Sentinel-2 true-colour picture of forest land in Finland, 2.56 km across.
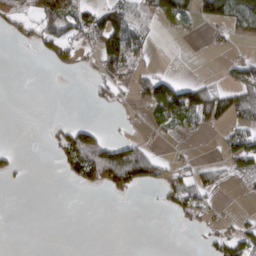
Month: March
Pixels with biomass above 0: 33%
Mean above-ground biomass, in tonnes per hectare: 40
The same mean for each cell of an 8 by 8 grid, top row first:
67 141 81 74 61 102 80 94
6 78 39 111 52 0 6 7
0 0 3 63 61 47 19 61
0 0 0 6 29 104 109 81
2 10 142 69 40 9 0 84
19 0 72 119 97 47 37 53
0 0 0 0 1 46 35 5
0 0 0 0 0 0 22 81
